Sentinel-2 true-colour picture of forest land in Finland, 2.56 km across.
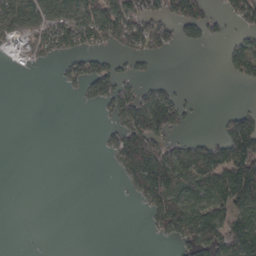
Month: March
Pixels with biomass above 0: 41%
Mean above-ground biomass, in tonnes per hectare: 43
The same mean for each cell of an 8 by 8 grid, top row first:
76 74 78 96 78 90 59 69
28 48 51 36 48 25 12 58
0 0 55 67 20 7 0 29
0 0 1 41 121 83 1 42
0 0 0 43 101 50 62 124
0 0 0 4 107 90 87 151
0 0 0 0 30 103 89 96
0 0 0 0 2 31 81 110
